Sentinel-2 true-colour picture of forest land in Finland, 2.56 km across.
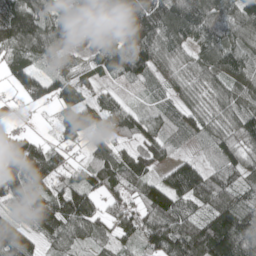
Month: May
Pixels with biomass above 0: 88%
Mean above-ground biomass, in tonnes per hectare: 94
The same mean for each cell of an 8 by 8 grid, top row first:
188 108 111 158 181 153 120 106
113 107 61 108 138 88 107 98
70 80 58 39 47 62 83 91
9 18 108 81 45 51 66 95
93 49 46 79 93 26 30 79
158 118 59 111 105 112 92 78
72 145 143 68 99 109 82 100
108 65 59 59 95 156 168 194
